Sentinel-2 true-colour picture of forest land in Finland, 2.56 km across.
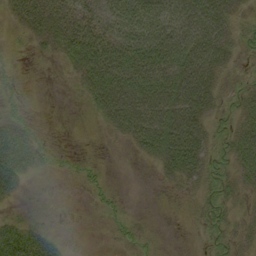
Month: September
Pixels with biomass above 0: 57%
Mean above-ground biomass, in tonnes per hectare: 27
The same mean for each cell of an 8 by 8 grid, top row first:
20 47 45 43 62 49 53 12
5 16 63 59 72 66 59 14
8 0 22 64 76 67 44 7
13 0 1 43 61 62 25 22
58 10 0 3 36 67 25 43
44 6 8 2 0 27 22 31
5 0 0 9 0 2 18 14
49 22 1 6 10 0 9 16
